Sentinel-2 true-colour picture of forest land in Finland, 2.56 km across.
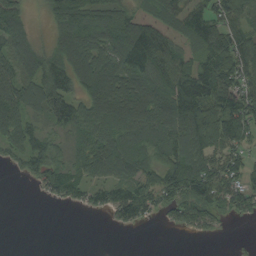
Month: September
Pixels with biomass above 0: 75%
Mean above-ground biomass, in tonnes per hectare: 71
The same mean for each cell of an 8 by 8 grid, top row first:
60 47 128 106 59 57 86 60
57 56 131 125 141 55 94 94
82 114 95 107 98 87 113 101
89 81 70 111 112 123 127 109
66 68 57 85 65 94 108 76
10 84 55 61 62 108 116 78
0 4 24 62 66 61 84 55
0 0 0 0 0 0 11 3
